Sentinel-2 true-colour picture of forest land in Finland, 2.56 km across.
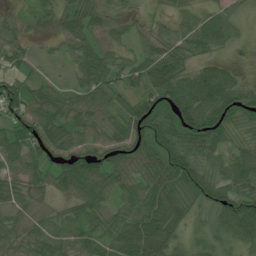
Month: July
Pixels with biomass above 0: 85%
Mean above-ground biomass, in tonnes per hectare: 52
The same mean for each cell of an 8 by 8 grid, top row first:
17 18 70 27 11 36 40 20
43 7 39 33 36 54 46 9
52 27 42 57 64 78 80 25
53 72 58 44 82 73 91 59
71 63 53 61 55 63 68 30
53 52 90 68 64 74 56 59
40 19 46 45 74 52 45 111
31 61 47 55 81 46 50 75
